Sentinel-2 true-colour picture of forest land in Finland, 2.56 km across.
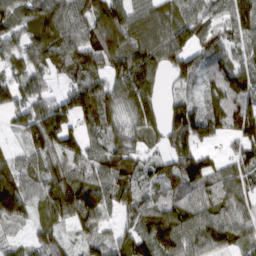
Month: March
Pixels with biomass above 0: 89%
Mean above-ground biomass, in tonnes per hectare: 93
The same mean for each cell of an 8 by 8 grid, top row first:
92 123 97 126 107 89 84 106
71 111 107 100 144 123 88 62
65 63 108 91 148 55 51 70
85 146 144 90 129 31 66 119
25 142 108 85 72 83 62 86
100 97 105 112 62 94 101 78
115 97 187 85 76 89 78 84
35 83 48 63 83 116 110 77
